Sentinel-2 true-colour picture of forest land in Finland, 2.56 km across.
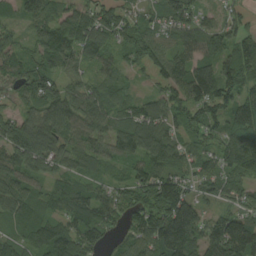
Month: August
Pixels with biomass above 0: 93%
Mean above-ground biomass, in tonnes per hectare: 85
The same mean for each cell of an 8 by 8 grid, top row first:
41 80 86 72 52 96 45 48
48 98 107 76 93 73 90 107
78 80 55 55 16 92 132 116
51 95 100 75 74 88 91 106
99 94 67 81 103 72 54 134
86 56 67 36 79 85 72 77
91 50 103 94 97 171 42 64
66 119 121 41 99 190 123 176
